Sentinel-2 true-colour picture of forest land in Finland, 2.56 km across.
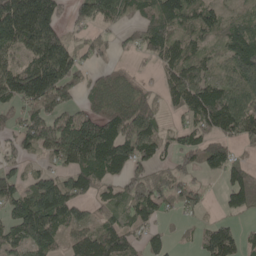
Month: May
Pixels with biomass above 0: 75%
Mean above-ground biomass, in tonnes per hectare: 90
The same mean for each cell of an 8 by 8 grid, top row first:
188 144 59 95 94 116 69 36
93 206 51 28 55 78 39 112
140 218 74 62 19 92 87 131
60 107 68 101 131 39 156 153
59 119 196 182 154 57 94 57
59 61 114 90 69 43 39 74
104 165 66 77 111 38 22 69
79 93 73 99 44 12 70 59
